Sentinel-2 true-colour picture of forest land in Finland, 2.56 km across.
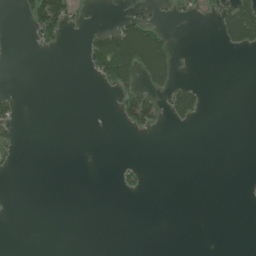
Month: July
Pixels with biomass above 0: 13%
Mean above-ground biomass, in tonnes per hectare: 17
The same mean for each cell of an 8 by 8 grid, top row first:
5 121 12 4 27 9 9 107
0 14 9 120 165 19 0 41
0 0 1 67 52 35 1 0
25 0 0 3 94 67 8 0
19 0 0 0 0 0 0 0
2 0 0 3 17 0 0 0
0 0 0 0 0 0 0 0
0 0 0 0 0 0 0 0
